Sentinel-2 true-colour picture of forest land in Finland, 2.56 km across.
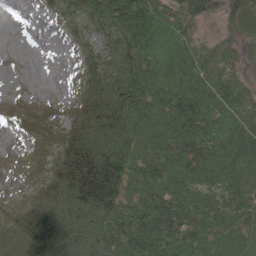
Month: June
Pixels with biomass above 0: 84%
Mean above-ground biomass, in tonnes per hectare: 78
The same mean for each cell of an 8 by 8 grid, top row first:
0 23 71 121 127 62 42 54
0 0 31 71 128 92 25 26
0 0 32 107 147 104 70 25
2 10 59 163 139 129 118 74
2 24 115 175 91 96 112 97
5 64 138 131 104 98 95 96
15 57 131 124 109 104 86 92
47 71 127 138 147 107 91 75
